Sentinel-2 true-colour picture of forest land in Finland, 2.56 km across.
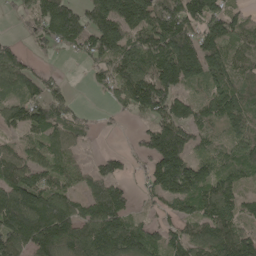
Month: May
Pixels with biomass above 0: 80%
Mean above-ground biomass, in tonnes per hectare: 107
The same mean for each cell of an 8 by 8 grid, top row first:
39 138 102 196 161 163 163 63
41 52 80 135 137 193 135 96
119 56 2 94 145 171 117 99
90 120 33 24 83 116 93 121
49 91 49 0 60 158 55 93
138 98 57 89 41 213 112 89
190 163 81 149 24 80 116 94
144 183 164 193 134 85 131 145
